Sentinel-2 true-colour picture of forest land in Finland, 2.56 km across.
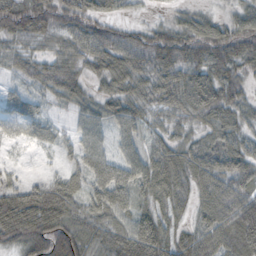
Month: October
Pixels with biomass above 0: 90%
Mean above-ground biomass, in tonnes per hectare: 54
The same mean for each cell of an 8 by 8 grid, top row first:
80 77 67 33 9 23 32 43
33 30 53 71 75 88 76 61
21 55 41 40 40 79 88 48
33 17 32 39 42 58 81 48
16 20 34 27 38 46 37 54
18 20 40 65 67 75 75 76
87 87 50 68 44 44 69 90
54 80 67 67 100 57 67 80
